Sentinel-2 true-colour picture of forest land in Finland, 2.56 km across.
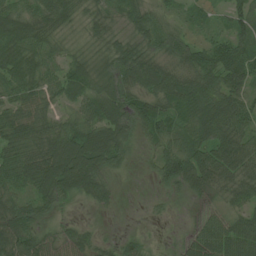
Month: June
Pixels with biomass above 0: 90%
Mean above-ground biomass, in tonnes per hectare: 67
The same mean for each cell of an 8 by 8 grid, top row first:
76 86 47 52 63 28 26 60
95 64 34 67 61 74 55 77
70 64 71 89 78 84 77 68
69 52 61 101 96 67 99 76
83 97 131 116 34 62 89 84
82 119 133 42 11 100 82 83
77 56 14 25 6 11 33 50
102 56 57 22 25 15 101 92
